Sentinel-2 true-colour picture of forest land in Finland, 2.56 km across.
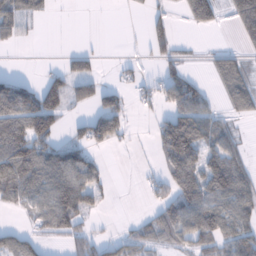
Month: January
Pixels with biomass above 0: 54%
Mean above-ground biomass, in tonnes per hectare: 56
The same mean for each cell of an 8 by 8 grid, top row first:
90 22 0 0 19 22 93 114
14 1 17 0 23 43 11 32
51 50 91 10 31 66 24 74
111 130 26 96 16 86 55 42
125 86 60 42 4 176 72 32
124 103 87 9 13 93 106 88
32 83 94 4 11 84 101 88
65 24 48 28 44 51 67 88
